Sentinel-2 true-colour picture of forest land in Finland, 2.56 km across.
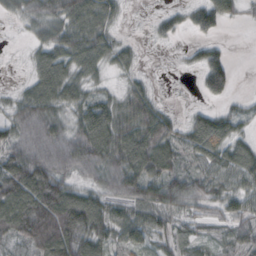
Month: October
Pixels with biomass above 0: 80%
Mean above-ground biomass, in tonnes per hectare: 52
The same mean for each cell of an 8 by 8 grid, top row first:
27 53 61 36 5 22 62 24
3 57 77 52 9 7 28 0
9 81 49 18 22 4 68 3
43 65 53 61 77 16 31 29
61 75 79 97 97 56 87 53
107 93 42 67 85 55 58 67
102 115 104 47 53 45 34 43
52 94 85 50 45 35 27 42
